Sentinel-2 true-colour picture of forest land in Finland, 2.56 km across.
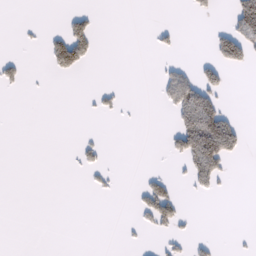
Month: February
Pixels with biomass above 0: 13%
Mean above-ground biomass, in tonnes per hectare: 16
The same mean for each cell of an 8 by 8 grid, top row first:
0 0 23 0 0 0 11 82
2 32 66 0 0 10 12 79
17 2 2 0 0 46 42 0
0 0 2 10 0 43 111 4
0 0 13 1 0 40 133 36
0 0 3 8 12 9 62 0
0 0 0 0 37 48 0 0
0 0 0 0 3 16 10 2
